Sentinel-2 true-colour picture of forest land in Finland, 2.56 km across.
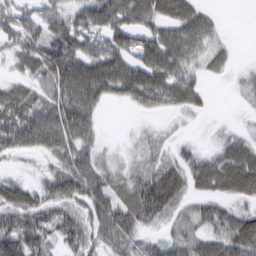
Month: March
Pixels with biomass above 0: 78%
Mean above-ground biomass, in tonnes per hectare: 50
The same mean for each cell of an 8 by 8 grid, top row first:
38 39 58 70 62 60 27 0
41 71 60 63 59 70 46 3
27 65 96 88 77 63 19 13
64 67 88 3 21 31 14 8
54 61 59 6 25 24 13 49
18 33 78 39 47 56 70 88
78 62 66 70 80 47 48 32
80 51 71 55 31 49 56 86
